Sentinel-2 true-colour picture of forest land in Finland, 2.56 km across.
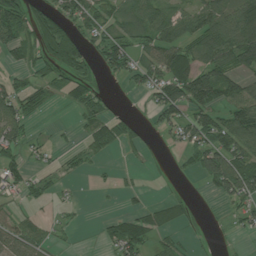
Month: July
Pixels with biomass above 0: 57%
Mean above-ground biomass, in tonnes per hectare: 52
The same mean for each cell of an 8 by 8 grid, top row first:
96 75 81 49 70 67 87 117
74 112 80 95 56 88 109 133
37 57 63 21 59 102 98 49
71 13 40 28 15 76 65 74
72 20 20 49 19 28 85 76
49 21 14 8 6 8 77 105
21 17 6 4 22 34 4 52
62 29 3 49 57 31 26 9
